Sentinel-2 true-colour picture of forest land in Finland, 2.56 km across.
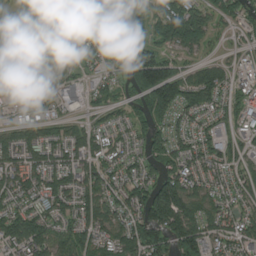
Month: August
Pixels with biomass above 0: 79%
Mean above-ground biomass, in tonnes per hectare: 74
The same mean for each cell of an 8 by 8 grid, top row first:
34 30 43 56 63 144 69 70
95 70 32 24 76 76 36 31
68 73 44 35 149 135 117 29
22 38 31 50 52 88 69 56
75 78 83 61 55 69 78 39
84 77 84 65 71 110 71 65
75 72 87 83 131 188 91 65
99 102 87 84 134 110 92 69
